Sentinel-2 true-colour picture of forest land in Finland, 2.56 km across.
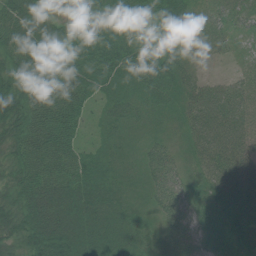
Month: July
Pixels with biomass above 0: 97%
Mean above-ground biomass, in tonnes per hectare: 60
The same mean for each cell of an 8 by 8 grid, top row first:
77 47 59 69 54 66 32 34
69 64 75 74 56 38 25 15
79 70 80 72 73 53 22 37
86 84 47 42 39 35 69 63
69 91 38 36 28 28 70 72
54 83 71 43 32 50 57 84
65 115 89 64 26 65 47 78
51 111 104 87 45 55 57 65
